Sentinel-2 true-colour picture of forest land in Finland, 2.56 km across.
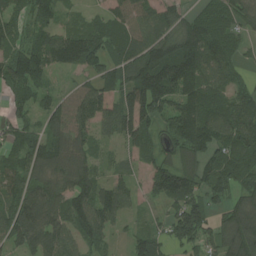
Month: July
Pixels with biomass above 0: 85%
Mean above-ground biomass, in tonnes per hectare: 98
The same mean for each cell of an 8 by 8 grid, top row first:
85 68 26 71 90 87 57 88
88 130 161 92 129 150 127 50
126 62 39 99 185 201 116 47
63 86 93 87 142 135 132 112
81 103 95 34 78 116 117 113
108 105 124 46 54 179 115 86
119 110 105 106 25 86 94 109
81 97 76 37 88 98 77 184
